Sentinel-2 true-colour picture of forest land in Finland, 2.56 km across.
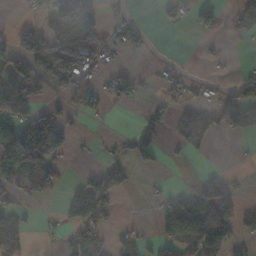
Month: November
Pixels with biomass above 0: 38%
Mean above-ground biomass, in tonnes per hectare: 42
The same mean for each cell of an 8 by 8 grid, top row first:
10 59 120 9 3 24 27 51
63 93 117 21 10 1 4 0
112 53 31 32 9 18 13 28
77 38 23 7 18 27 44 97
131 175 4 16 58 19 27 3
58 67 11 98 8 0 19 6
27 2 124 31 4 87 91 37
53 5 56 24 17 58 109 31
